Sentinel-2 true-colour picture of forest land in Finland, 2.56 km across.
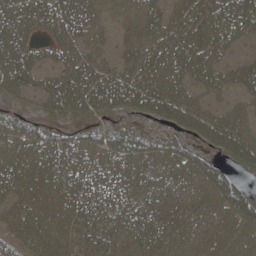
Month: May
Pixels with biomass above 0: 95%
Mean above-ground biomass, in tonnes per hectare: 50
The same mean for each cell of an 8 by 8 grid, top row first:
65 57 58 38 52 46 58 69
65 34 48 30 53 60 51 29
61 40 65 58 57 54 52 48
39 38 52 50 53 66 53 44
48 47 41 54 50 42 46 79
48 43 46 43 46 55 72 30
40 48 52 54 53 44 49 62
47 48 47 53 58 47 46 50
